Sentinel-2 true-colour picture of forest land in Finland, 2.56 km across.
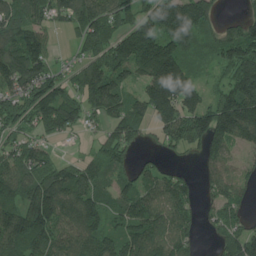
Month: July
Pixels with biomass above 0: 81%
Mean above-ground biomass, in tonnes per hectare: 124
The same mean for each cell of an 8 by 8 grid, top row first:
122 104 150 138 111 181 98 47
158 84 81 157 215 164 70 193
164 148 110 182 141 268 56 212
131 189 125 121 112 207 170 257
85 55 18 104 32 106 137 84
118 139 111 78 85 77 57 72
140 213 145 79 125 114 41 74
164 148 123 124 151 127 13 159
